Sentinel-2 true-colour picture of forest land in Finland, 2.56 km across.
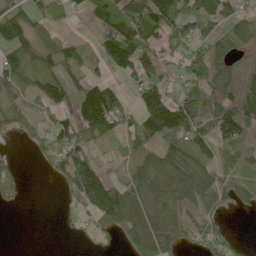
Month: June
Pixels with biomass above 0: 70%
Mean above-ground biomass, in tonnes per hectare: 65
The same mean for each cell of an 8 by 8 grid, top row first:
86 47 18 114 121 123 68 49
92 61 32 101 88 51 58 69
55 59 45 46 74 27 86 87
43 36 126 167 112 155 98 144
7 47 91 28 56 62 70 89
46 13 95 30 65 96 77 76
12 0 24 149 64 73 48 35
0 0 7 20 103 68 54 19
